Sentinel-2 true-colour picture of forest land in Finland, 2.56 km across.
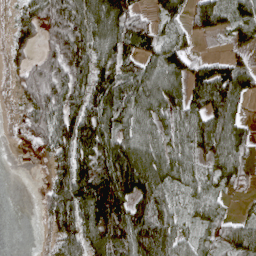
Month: April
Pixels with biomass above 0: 76%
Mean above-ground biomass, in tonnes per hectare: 82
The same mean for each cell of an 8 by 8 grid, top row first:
46 123 132 148 49 46 104 72
47 64 150 118 58 79 1 32
37 136 116 127 105 84 145 94
12 128 123 127 81 59 121 42
4 84 147 116 96 62 90 64
0 45 137 136 137 68 38 39
0 63 147 147 102 42 46 6
0 20 116 133 128 76 37 98
